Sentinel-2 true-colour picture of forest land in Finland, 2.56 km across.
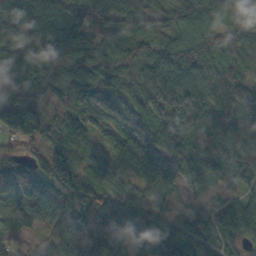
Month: October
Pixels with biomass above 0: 96%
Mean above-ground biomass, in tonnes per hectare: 100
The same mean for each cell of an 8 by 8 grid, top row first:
113 104 139 104 88 84 85 88
127 141 108 95 85 109 94 74
70 82 98 115 76 113 84 84
137 83 95 80 91 160 98 135
62 92 68 73 127 117 121 83
153 169 102 86 106 91 88 95
120 107 144 117 116 39 64 72
52 53 130 102 125 145 65 49
